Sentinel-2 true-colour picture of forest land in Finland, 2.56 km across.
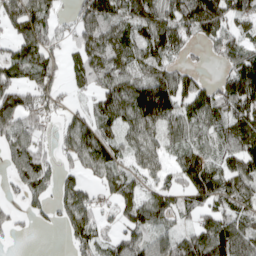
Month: April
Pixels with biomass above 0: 75%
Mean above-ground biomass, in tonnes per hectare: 94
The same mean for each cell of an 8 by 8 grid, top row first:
113 93 87 122 128 124 167 78
94 108 92 133 102 84 50 97
106 87 65 109 111 122 43 131
159 76 46 110 145 97 106 105
109 42 124 101 90 68 82 108
74 73 66 79 55 69 157 92
39 49 125 54 125 95 87 98
10 0 88 71 83 92 157 147
